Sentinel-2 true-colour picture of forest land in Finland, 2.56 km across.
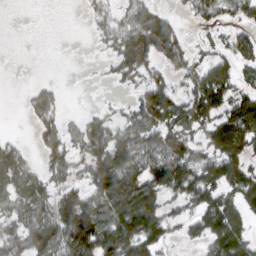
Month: March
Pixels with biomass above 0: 68%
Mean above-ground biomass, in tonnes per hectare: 72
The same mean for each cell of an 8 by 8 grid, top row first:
0 0 6 51 79 27 45 45
0 0 1 54 122 84 42 81
0 9 1 31 67 44 120 75
1 74 13 21 109 106 123 123
40 72 63 105 103 87 76 124
120 68 50 150 112 124 94 124
61 84 121 130 164 43 107 74
87 122 141 122 104 33 75 91
